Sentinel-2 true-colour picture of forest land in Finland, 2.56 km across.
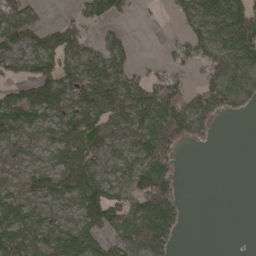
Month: April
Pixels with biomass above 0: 67%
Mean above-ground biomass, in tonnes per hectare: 76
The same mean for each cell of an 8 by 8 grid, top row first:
76 11 49 57 5 38 114 138
85 108 92 83 0 42 100 131
72 111 97 112 59 72 69 102
120 100 97 106 141 154 111 36
62 58 113 76 92 78 16 0
50 79 137 70 136 52 0 0
87 60 92 151 129 70 0 0
111 102 130 65 101 36 0 0
